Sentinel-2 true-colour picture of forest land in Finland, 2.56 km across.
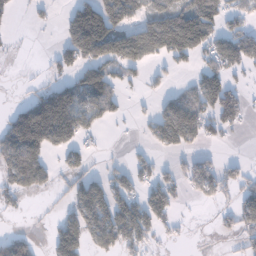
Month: January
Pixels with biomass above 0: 49%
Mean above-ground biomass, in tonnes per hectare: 73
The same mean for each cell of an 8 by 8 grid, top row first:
14 12 145 145 78 135 122 57
3 6 167 156 161 154 89 115
1 28 83 87 32 13 91 22
54 188 131 52 16 138 86 73
150 122 56 2 25 106 31 3
119 53 64 56 53 47 81 49
17 6 122 140 107 37 8 75
74 37 145 124 71 13 0 38
